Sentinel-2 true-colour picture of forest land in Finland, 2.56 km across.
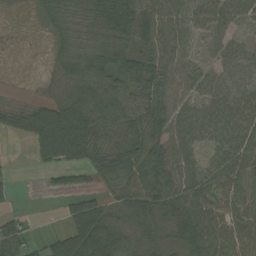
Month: September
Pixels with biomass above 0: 82%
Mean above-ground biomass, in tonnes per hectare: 59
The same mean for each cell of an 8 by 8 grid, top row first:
7 45 40 90 89 62 74 56
2 20 45 71 59 60 30 45
1 13 55 58 82 59 56 66
38 79 87 72 80 72 76 83
4 114 117 58 85 75 57 86
8 20 27 68 88 78 66 79
10 0 66 37 83 84 85 68
72 29 98 83 41 46 106 78
